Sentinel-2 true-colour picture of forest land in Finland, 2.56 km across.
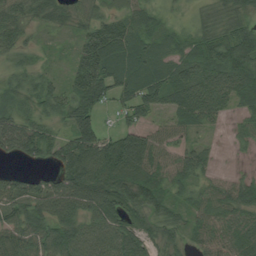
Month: August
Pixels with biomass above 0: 88%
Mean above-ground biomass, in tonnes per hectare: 62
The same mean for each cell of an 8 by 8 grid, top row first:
62 58 44 50 58 16 40 62
45 13 59 112 59 48 69 114
37 33 87 81 67 67 73 84
44 50 87 27 56 57 64 32
81 69 107 75 80 46 19 20
36 30 115 107 81 62 38 25
73 88 75 85 79 40 60 71
69 90 83 74 66 39 58 69
